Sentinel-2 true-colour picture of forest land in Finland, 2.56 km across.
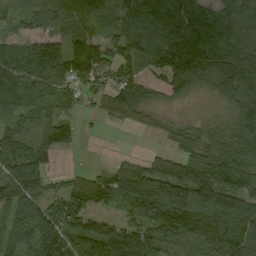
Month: August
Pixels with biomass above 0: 86%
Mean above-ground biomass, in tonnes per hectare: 99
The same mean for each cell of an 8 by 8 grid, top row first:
41 72 76 83 188 172 91 85
74 126 120 73 76 114 113 87
114 93 111 70 114 132 80 145
75 77 38 61 62 19 13 89
134 118 32 1 4 43 79 112
152 70 41 86 124 145 125 122
133 125 117 38 117 187 138 127
103 170 151 179 149 99 119 118
